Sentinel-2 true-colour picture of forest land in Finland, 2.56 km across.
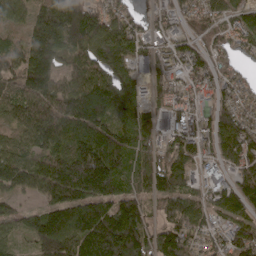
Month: April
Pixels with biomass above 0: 91%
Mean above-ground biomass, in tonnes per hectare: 120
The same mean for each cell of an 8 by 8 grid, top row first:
86 187 183 122 65 78 113 74
84 190 136 149 60 94 95 63
116 145 111 138 59 76 99 74
80 119 196 164 85 74 75 111
76 132 178 177 91 102 99 150
122 153 245 188 115 125 32 107
59 113 175 148 100 116 97 108
59 172 183 248 153 158 81 126
